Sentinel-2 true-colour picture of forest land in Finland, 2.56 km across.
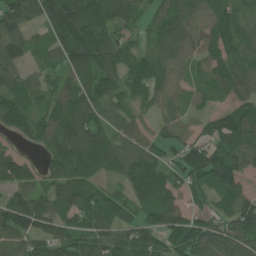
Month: June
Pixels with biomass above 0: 90%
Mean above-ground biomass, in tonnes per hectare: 109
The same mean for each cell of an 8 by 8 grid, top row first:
151 158 208 121 54 108 96 97
111 86 219 134 50 83 91 107
103 61 113 121 93 87 89 112
127 79 119 77 55 63 61 131
44 87 171 109 79 87 112 147
127 79 114 55 133 87 168 115
165 113 136 112 100 96 62 128
100 109 118 115 119 117 140 138
